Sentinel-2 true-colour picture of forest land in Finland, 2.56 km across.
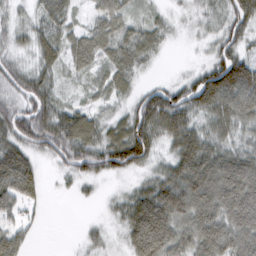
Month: February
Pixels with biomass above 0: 85%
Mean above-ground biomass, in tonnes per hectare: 55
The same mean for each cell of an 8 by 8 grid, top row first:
24 43 14 55 19 11 30 71
32 45 58 48 45 4 22 51
64 45 16 42 11 25 100 125
74 71 47 26 90 97 65 82
71 75 88 85 84 63 67 43
117 9 42 35 27 76 100 108
43 9 2 17 100 92 87 104
49 0 11 11 105 72 86 77
